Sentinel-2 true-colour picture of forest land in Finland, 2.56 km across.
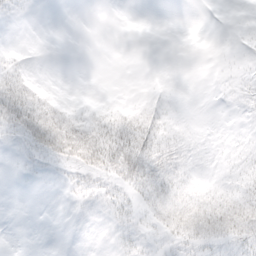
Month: March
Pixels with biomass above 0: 38%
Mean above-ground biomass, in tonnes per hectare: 7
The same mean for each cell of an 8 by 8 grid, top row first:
2 0 0 0 0 0 0 0
1 0 0 0 0 0 0 2
14 1 0 0 0 0 0 4
28 20 6 9 10 1 0 2
5 26 42 28 25 8 1 3
1 2 13 19 26 10 3 8
0 0 2 11 11 22 22 24
0 0 0 3 4 12 16 16
